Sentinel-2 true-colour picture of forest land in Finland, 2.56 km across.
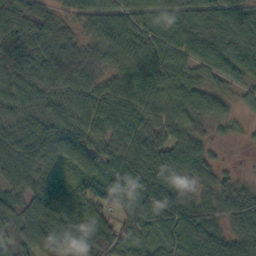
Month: October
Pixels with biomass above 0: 94%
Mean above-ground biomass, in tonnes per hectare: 75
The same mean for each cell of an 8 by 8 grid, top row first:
88 84 58 92 63 81 108 105
70 106 89 103 102 70 85 85
80 94 96 58 88 78 48 43
44 55 58 89 84 61 70 23
67 85 78 51 79 56 38 9
68 59 76 78 68 45 36 18
63 115 135 85 80 84 59 59
61 64 82 132 71 108 155 82
